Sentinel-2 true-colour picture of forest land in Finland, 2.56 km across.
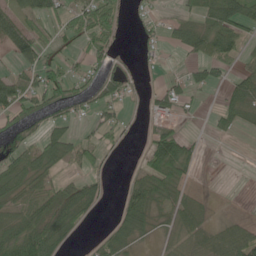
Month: June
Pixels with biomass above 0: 54%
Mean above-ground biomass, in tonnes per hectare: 41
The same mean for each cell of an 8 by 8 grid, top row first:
56 50 61 54 20 23 55 89
67 46 27 39 19 27 75 45
53 79 40 41 8 23 43 44
64 39 21 33 13 39 11 60
32 64 46 21 19 97 4 1
52 42 31 11 57 65 0 3
38 55 53 9 74 45 18 5
64 91 8 46 26 35 53 81
